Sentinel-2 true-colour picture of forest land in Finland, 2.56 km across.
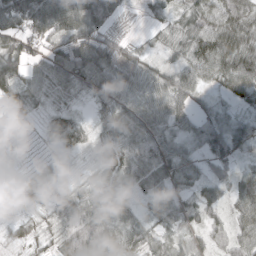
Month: March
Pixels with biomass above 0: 90%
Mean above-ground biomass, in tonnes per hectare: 50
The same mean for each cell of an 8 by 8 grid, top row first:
81 92 78 44 10 29 59 60
61 45 86 60 19 31 84 61
70 56 53 72 41 60 40 72
16 31 19 63 60 57 36 23
2 18 43 64 78 47 58 61
16 17 12 60 69 48 36 34
22 27 84 83 36 57 48 50
20 25 115 123 55 37 45 57
